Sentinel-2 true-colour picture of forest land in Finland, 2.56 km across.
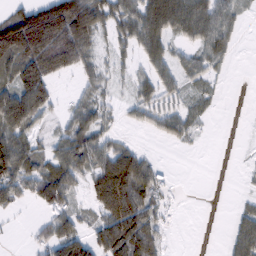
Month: February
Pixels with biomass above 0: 62%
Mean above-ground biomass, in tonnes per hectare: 55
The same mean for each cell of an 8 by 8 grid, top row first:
76 152 135 62 97 112 92 25
160 170 103 29 62 29 59 7
93 85 26 20 36 44 28 0
147 46 51 21 44 45 17 0
43 33 88 43 6 22 2 1
85 87 60 157 80 4 0 3
27 49 21 133 88 4 0 17
2 61 72 121 103 1 0 64
